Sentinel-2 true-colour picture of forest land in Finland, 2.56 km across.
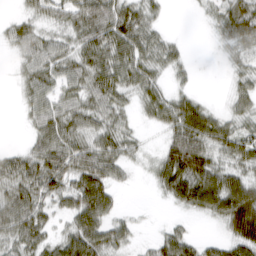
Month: March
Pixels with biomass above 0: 75%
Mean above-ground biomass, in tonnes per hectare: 37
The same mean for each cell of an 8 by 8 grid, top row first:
10 23 39 52 39 0 16 58
18 33 34 44 40 20 2 36
11 34 34 37 41 15 0 25
4 38 45 43 22 53 34 28
4 53 48 49 16 56 54 53
52 62 57 40 7 76 70 49
59 37 57 32 2 15 52 93
50 37 65 42 6 44 15 61
